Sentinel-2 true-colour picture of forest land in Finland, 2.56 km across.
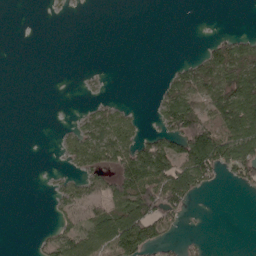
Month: May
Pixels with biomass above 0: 36%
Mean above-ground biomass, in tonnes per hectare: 41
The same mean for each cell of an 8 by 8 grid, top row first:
0 4 0 0 0 0 0 0
0 0 0 0 0 0 32 79
0 0 4 1 0 62 103 137
0 0 16 55 8 117 66 122
0 0 77 103 69 67 150 119
0 7 51 73 140 134 82 64
0 8 55 72 124 74 3 0
0 30 86 110 112 22 9 0
